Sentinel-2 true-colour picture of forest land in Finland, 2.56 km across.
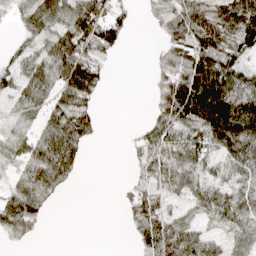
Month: April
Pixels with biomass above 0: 68%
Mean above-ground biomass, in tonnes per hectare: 57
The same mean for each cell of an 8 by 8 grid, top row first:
25 82 88 58 11 77 69 118
17 48 78 51 1 74 103 72
51 51 84 7 2 136 150 79
24 38 57 0 8 129 181 135
36 67 47 0 67 70 78 136
25 63 13 0 59 91 49 57
78 21 0 1 64 39 83 78
17 1 0 0 64 106 63 53
